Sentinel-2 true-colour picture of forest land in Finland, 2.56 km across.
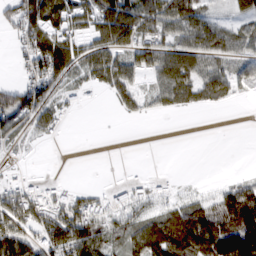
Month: February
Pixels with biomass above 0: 61%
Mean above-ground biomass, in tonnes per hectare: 58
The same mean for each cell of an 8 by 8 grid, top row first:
64 88 57 99 81 99 45 32
28 130 58 81 69 74 83 55
24 84 50 70 32 96 79 54
89 62 18 7 26 22 10 0
17 12 0 0 0 0 0 0
21 22 1 0 19 4 0 13
124 119 100 96 49 61 80 133
110 94 128 63 107 150 156 186
